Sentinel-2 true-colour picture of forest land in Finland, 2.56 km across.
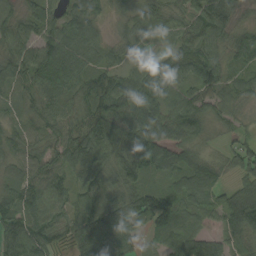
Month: September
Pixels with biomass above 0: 93%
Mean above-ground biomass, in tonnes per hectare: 71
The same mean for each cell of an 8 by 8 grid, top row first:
39 71 71 29 47 49 102 28
64 97 76 41 37 53 71 66
60 107 80 73 98 82 100 42
34 56 50 114 93 82 54 29
50 51 87 110 111 76 23 40
42 74 71 71 74 75 86 49
96 88 61 113 85 84 62 122
116 65 91 120 40 74 64 66
